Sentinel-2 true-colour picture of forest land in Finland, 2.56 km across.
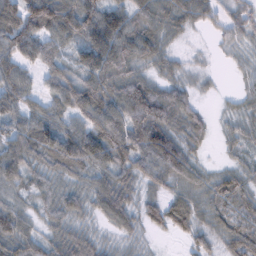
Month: February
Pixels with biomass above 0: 89%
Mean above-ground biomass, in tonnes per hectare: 61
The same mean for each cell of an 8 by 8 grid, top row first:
101 130 112 86 68 61 36 47
88 74 62 109 78 19 5 26
72 52 78 93 54 34 11 20
66 55 89 124 108 83 14 27
74 91 121 117 98 80 21 35
67 42 40 60 56 67 34 41
43 39 43 84 47 74 45 37
83 45 62 19 15 17 40 67
